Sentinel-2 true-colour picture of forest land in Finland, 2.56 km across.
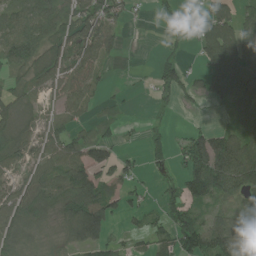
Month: July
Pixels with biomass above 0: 66%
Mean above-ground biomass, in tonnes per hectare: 62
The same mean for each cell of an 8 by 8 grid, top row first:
79 96 80 69 5 11 69 48
97 63 87 45 0 7 91 80
35 71 75 8 3 63 80 134
51 27 42 14 2 16 7 68
73 66 67 49 24 31 132 100
44 82 105 61 18 36 158 127
135 74 151 65 35 64 45 66
63 19 116 43 32 87 84 95
